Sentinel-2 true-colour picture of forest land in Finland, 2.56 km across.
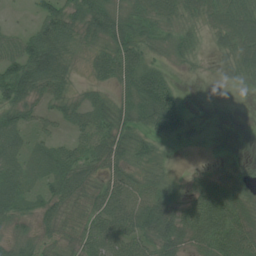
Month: July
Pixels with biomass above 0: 79%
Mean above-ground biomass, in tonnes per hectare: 42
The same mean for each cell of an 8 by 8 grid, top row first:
3 61 56 60 46 43 40 65
54 89 29 58 50 32 12 53
103 74 11 45 79 14 3 22
58 28 40 54 57 70 0 0
50 31 36 65 37 12 0 0
56 39 54 41 30 9 25 17
44 32 44 58 48 52 66 51
34 26 39 60 47 59 64 65
